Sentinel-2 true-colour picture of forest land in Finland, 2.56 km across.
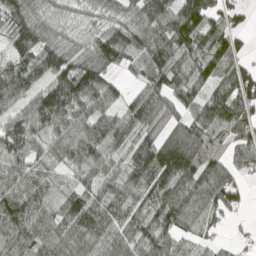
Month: April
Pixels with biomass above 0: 87%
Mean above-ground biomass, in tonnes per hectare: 81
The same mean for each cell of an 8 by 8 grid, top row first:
83 48 25 39 91 109 101 43
75 93 56 95 96 94 81 40
116 82 133 46 68 73 80 102
74 135 87 52 113 71 96 97
87 66 122 51 90 113 89 78
80 46 46 58 91 127 108 50
120 74 90 107 93 112 78 46
104 93 88 110 102 58 20 16
